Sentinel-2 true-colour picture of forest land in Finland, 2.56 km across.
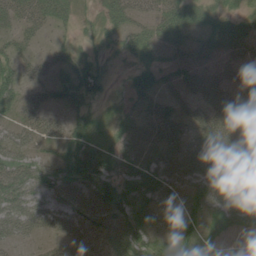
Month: June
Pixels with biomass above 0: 73%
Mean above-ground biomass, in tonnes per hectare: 44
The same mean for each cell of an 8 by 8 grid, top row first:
47 45 18 32 31 58 28 29
34 18 19 21 38 34 37 44
43 31 37 14 40 35 47 31
33 41 36 14 41 47 48 47
49 31 54 39 53 67 66 44
66 42 71 55 66 62 65 61
62 47 60 78 59 52 45 62
33 18 46 64 64 47 30 19
